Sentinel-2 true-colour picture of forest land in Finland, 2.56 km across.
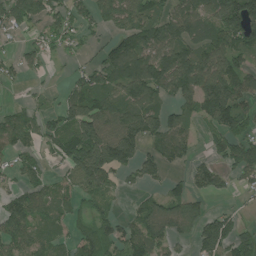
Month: July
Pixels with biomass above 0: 70%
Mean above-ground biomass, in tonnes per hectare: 91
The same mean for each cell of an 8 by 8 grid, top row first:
108 88 79 112 112 111 122 210
28 56 39 94 129 124 128 119
31 15 69 103 154 159 180 123
52 58 140 98 126 73 135 100
84 61 201 204 127 93 43 109
50 43 115 79 61 27 84 61
85 69 41 29 59 78 35 24
92 56 85 90 105 53 132 95
